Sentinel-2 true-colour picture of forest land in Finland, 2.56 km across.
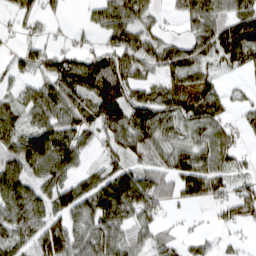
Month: March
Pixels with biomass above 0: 77%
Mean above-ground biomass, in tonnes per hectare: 73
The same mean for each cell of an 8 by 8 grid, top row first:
43 31 9 106 61 28 94 84
33 53 36 78 88 57 70 133
37 79 113 131 62 59 53 12
57 93 85 102 125 97 87 29
105 135 78 62 89 64 76 39
101 89 54 104 92 93 112 48
100 77 94 124 99 25 26 74
75 115 90 97 56 33 30 15
